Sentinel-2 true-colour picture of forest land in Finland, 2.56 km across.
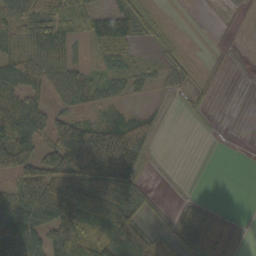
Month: October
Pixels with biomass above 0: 63%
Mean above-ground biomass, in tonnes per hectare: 44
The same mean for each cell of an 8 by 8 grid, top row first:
82 98 40 70 51 3 1 0
51 76 20 51 10 16 1 0
69 50 41 35 18 18 5 0
113 52 30 28 22 4 5 0
90 52 139 124 58 0 0 0
60 115 108 95 27 2 0 0
83 115 106 71 27 10 10 0
111 78 75 67 54 27 40 10
